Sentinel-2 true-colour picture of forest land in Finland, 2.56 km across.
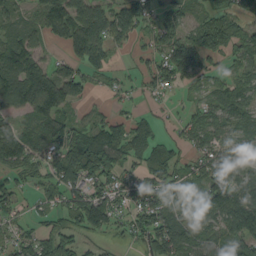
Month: September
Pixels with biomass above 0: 75%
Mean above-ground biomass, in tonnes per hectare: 62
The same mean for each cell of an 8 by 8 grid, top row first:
52 97 77 83 68 49 47 28
71 25 43 48 25 106 99 63
104 107 62 27 31 65 48 55
66 99 24 24 19 11 62 79
76 74 102 88 62 33 58 47
44 57 89 58 47 54 97 78
35 30 88 78 86 65 96 125
52 75 35 18 48 69 62 89
